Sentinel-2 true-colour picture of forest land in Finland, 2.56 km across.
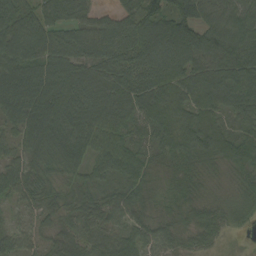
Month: September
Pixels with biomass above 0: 96%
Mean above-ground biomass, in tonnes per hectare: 86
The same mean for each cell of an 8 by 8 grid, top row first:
94 89 81 60 118 136 93 102
92 94 93 103 124 137 126 113
123 129 110 113 104 76 122 132
109 118 122 113 104 111 93 98
37 125 100 90 57 112 111 95
65 76 63 72 63 47 35 38
26 58 66 71 58 49 49 56
60 49 77 71 71 57 50 8
